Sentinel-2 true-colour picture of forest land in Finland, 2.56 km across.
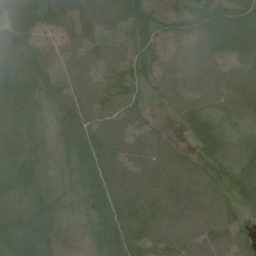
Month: July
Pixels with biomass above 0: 90%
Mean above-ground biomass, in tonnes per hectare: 53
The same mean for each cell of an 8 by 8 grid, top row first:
62 59 66 69 49 41 84 92
52 30 53 39 47 36 56 75
52 45 58 55 42 48 43 59
54 32 64 55 35 32 50 46
61 27 61 67 60 28 72 42
56 24 51 69 68 78 59 70
31 34 25 62 68 72 66 46
63 43 8 59 51 55 65 46
